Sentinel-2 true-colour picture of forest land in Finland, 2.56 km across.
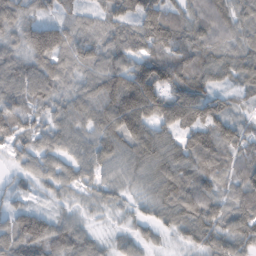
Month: February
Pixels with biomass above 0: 95%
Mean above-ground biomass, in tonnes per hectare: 78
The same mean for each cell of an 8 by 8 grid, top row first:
68 49 54 79 124 72 85 69
56 147 90 76 103 113 80 60
86 80 52 110 160 120 73 60
91 54 76 122 144 138 117 40
58 56 63 83 102 72 106 96
37 62 63 47 60 88 78 78
54 36 36 35 34 76 80 75
129 103 65 29 42 24 75 79
